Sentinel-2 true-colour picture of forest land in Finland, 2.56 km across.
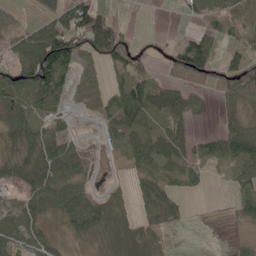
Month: May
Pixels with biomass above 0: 64%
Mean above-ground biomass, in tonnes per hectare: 42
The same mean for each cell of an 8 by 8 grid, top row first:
17 32 118 28 0 2 47 33
56 142 71 115 15 38 78 31
73 114 40 32 50 34 49 66
64 46 15 42 72 73 15 31
45 53 21 18 51 51 35 67
41 70 34 4 35 26 10 27
34 44 79 46 28 27 0 26
54 28 20 36 36 3 1 5
